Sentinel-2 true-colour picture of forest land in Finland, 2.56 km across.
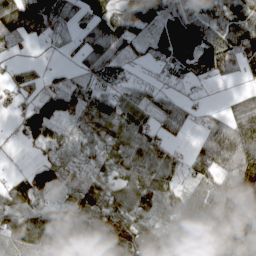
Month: April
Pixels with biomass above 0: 82%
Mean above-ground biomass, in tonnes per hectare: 73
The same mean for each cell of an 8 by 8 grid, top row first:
94 86 62 90 115 90 72 77
18 14 48 94 44 105 126 118
56 26 39 46 20 22 29 26
37 112 81 111 67 42 25 65
10 78 53 75 90 23 95 115
27 107 34 65 95 48 75 120
115 81 76 91 84 84 100 162
72 91 100 121 74 62 88 111
